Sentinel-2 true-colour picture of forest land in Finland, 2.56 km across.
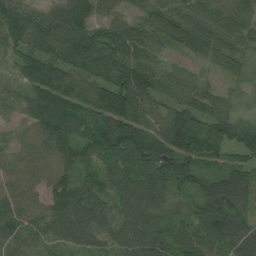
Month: July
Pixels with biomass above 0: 95%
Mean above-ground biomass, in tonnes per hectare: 89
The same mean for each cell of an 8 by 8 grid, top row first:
105 68 106 48 64 65 66 74
85 110 131 140 84 47 78 66
41 171 121 144 102 70 32 41
25 126 105 177 84 92 87 39
31 91 108 131 150 133 107 119
49 60 66 77 119 131 73 102
69 79 109 59 116 47 110 82
74 54 57 53 122 98 107 91
